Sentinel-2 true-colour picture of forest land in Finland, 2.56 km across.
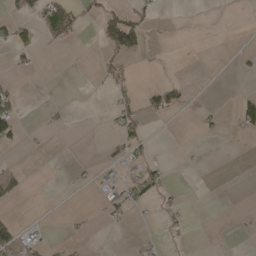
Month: April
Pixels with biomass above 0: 14%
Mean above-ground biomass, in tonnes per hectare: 12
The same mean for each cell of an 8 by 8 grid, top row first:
23 39 25 40 27 1 2 1
38 6 2 75 46 1 0 3
9 0 0 21 0 15 0 4
34 7 0 16 38 31 7 42
17 2 0 11 21 0 1 1
15 0 5 8 33 2 0 0
2 0 1 22 10 13 0 1
43 10 7 0 6 5 0 3
